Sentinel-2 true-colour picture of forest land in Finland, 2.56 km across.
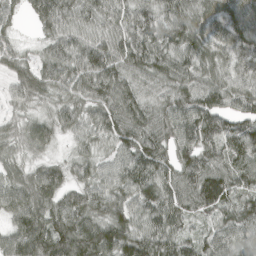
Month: April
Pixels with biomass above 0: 96%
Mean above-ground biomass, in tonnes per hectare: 86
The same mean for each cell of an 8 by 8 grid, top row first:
43 97 78 81 92 102 88 90
43 49 84 90 109 87 83 94
66 79 88 104 74 98 73 79
37 39 66 95 90 104 112 76
50 59 44 69 103 100 90 115
60 82 49 78 101 96 120 84
91 90 100 87 92 90 86 88
105 137 151 133 109 85 61 78
